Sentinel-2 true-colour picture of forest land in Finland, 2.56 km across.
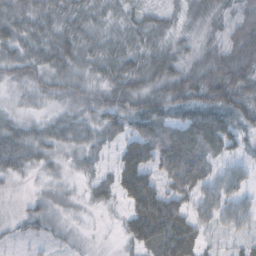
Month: October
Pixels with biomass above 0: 89%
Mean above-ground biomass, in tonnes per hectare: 39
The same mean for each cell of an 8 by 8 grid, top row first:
33 35 40 26 28 20 30 45
37 45 39 35 40 25 34 62
28 35 31 38 42 53 61 63
22 21 30 46 60 47 71 54
48 36 32 23 76 74 59 34
23 15 17 37 76 73 44 38
8 24 13 14 89 61 46 44
10 14 9 3 66 96 16 18
